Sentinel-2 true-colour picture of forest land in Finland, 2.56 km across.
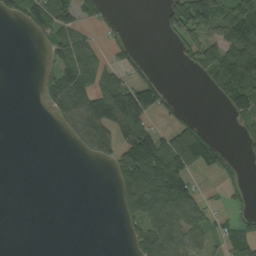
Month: September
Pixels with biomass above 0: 41%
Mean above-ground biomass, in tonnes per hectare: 56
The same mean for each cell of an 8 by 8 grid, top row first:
39 114 59 15 0 93 116 116
0 51 93 22 4 23 99 136
0 51 102 69 51 0 47 147
0 29 122 142 99 23 0 65
0 0 52 83 144 148 100 13
0 0 0 43 208 200 25 16
0 0 0 8 169 132 35 22
0 0 0 0 68 91 45 64
